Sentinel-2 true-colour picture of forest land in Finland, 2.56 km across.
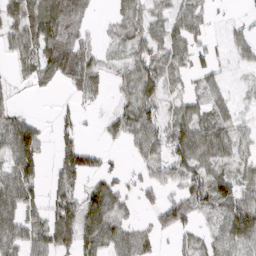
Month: March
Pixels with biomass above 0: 68%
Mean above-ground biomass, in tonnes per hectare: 49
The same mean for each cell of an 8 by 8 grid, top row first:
61 76 38 18 46 55 28 10
46 79 66 16 56 59 27 30
17 38 67 24 77 24 28 6
23 1 27 18 56 33 45 16
113 17 47 11 54 82 82 40
84 25 77 32 24 57 76 39
95 72 76 81 21 74 59 102
70 74 81 71 36 20 37 89
